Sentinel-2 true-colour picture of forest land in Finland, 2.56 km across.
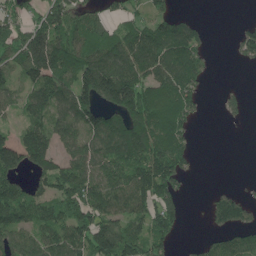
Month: June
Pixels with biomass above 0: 67%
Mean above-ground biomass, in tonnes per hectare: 99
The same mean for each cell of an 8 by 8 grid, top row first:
83 110 86 51 68 90 3 3
110 217 123 120 175 166 44 63
73 154 152 209 132 152 39 2
44 116 160 130 163 135 9 31
131 114 94 141 174 132 0 0
92 112 121 124 154 145 0 1
145 96 146 116 112 91 35 86
104 101 125 167 115 44 37 81
